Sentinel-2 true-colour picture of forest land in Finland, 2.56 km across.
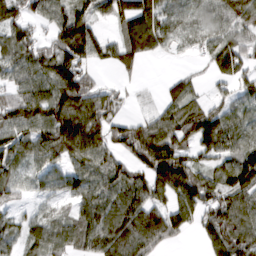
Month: March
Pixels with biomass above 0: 81%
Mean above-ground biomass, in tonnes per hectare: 85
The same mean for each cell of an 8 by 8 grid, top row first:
72 55 63 70 138 62 64 116
89 63 147 64 125 40 74 108
71 94 99 13 10 41 26 83
94 113 134 60 23 87 92 60
103 117 132 87 158 127 108 82
61 63 72 90 89 158 67 139
33 29 68 98 117 107 106 106
48 86 76 108 117 33 71 120
